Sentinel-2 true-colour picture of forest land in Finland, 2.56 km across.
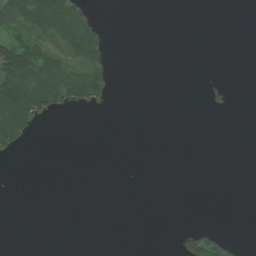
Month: July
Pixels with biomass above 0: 18%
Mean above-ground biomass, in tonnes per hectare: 21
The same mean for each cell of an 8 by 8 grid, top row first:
97 140 84 0 0 0 0 0
119 59 100 16 0 0 0 0
147 110 96 30 0 0 4 0
153 48 9 3 0 0 8 0
44 0 0 0 0 0 0 0
0 0 0 0 0 0 0 0
0 0 0 0 0 0 0 0
0 0 0 0 0 9 62 7
